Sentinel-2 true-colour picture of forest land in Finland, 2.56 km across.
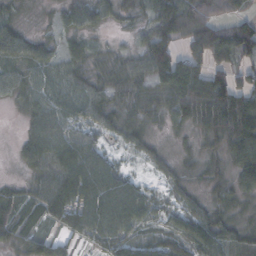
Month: October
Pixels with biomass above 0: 89%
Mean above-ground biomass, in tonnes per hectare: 51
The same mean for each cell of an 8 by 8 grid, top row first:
24 10 49 30 29 121 92 50
63 35 31 18 61 65 87 91
39 49 42 46 49 113 99 48
11 58 46 44 38 64 99 124
14 70 60 17 28 10 39 88
7 47 77 56 11 27 24 55
55 71 66 74 53 28 34 25
56 54 34 64 40 41 67 45
